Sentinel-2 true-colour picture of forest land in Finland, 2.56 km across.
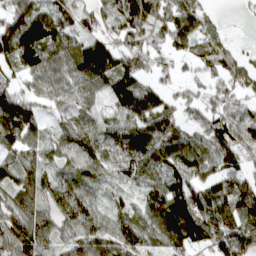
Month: April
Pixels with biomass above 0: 88%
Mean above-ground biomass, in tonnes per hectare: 105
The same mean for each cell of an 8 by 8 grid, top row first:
116 115 100 105 182 136 71 12
160 111 129 133 103 83 120 30
71 108 119 144 69 51 63 104
199 59 89 69 184 84 102 82
114 83 93 87 152 124 101 116
93 75 77 45 73 101 77 107
102 90 118 48 79 129 150 169
161 94 112 114 103 100 105 195
